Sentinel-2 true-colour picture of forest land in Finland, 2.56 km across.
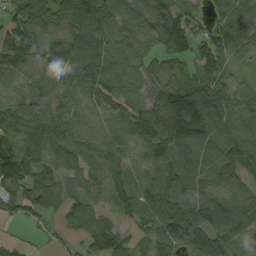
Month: September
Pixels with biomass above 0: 91%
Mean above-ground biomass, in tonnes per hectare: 78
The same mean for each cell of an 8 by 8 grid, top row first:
66 86 138 87 80 94 40 56
129 80 109 88 46 77 96 57
25 77 113 93 56 60 94 24
80 93 63 54 69 192 180 69
68 87 74 67 64 118 86 96
90 80 64 65 55 98 75 59
57 57 61 35 76 97 121 78
17 11 37 99 46 102 125 64
